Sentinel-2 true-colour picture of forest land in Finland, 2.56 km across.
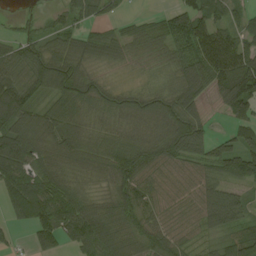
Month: August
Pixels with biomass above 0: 86%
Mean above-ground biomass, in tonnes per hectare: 67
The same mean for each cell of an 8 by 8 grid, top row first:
21 23 48 30 15 77 77 36
53 52 55 50 56 86 117 96
101 90 74 17 21 63 80 128
98 59 61 66 74 98 27 65
114 73 75 63 75 94 65 62
90 81 47 65 82 63 51 70
63 97 80 74 73 62 91 69
12 66 71 89 90 65 21 59
